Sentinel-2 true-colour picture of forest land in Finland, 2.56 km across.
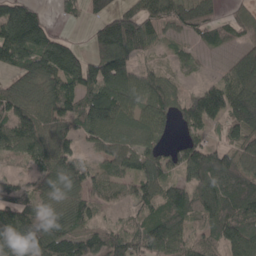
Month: April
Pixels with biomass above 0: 84%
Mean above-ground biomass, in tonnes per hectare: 96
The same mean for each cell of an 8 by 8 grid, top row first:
185 42 38 87 104 94 80 62
178 161 46 171 71 34 54 67
81 127 143 126 80 47 32 141
92 113 104 90 89 91 143 165
110 122 55 83 94 52 86 90
41 80 85 71 118 75 134 116
93 75 85 38 66 118 108 126
151 138 82 77 105 111 70 131
